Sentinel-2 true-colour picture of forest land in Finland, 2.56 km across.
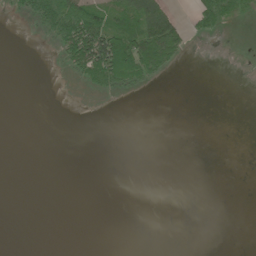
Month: June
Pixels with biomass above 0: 16%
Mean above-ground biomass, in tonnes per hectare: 15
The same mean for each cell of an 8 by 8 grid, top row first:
9 69 106 56 98 30 51 18
0 4 109 127 97 48 0 0
0 0 21 60 28 0 0 0
0 0 0 0 0 0 0 0
0 0 0 0 0 0 0 0
0 0 0 0 0 0 0 0
0 0 0 0 0 0 0 0
0 0 0 0 0 0 0 0
